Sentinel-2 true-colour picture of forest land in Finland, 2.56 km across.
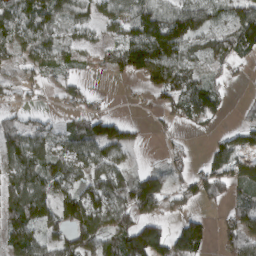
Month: March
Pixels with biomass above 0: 71%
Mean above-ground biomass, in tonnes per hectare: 70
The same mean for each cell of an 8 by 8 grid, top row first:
90 102 50 54 100 80 59 79
75 80 55 60 185 118 53 94
24 35 43 20 74 121 48 9
35 15 52 13 7 63 85 12
112 81 82 118 11 13 18 54
117 95 59 94 73 40 82 76
96 66 133 95 102 49 24 64
83 63 90 97 161 106 60 87
